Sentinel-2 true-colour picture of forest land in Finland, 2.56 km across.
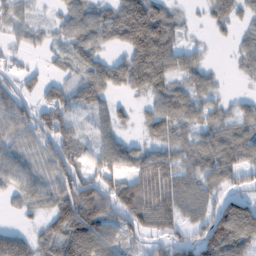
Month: February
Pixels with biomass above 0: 79%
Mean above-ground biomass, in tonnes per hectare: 58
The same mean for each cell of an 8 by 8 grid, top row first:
45 12 63 66 124 32 26 31
21 26 57 32 120 57 11 28
36 31 57 65 87 53 36 11
68 69 52 43 31 76 44 40
54 56 55 61 38 49 67 75
59 55 76 58 79 64 62 43
19 47 119 82 98 71 49 94
65 58 123 62 47 55 96 114
